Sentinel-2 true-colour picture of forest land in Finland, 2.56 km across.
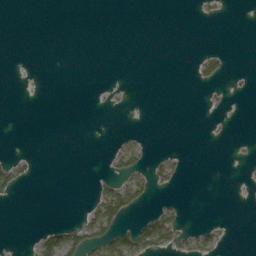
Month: May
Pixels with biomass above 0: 11%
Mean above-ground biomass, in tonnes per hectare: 10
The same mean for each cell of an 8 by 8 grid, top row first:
0 0 0 0 0 0 4 0
0 0 0 0 0 0 5 0
0 0 0 0 0 0 27 4
0 0 0 1 0 0 2 0
0 0 0 7 14 0 0 1
45 0 0 32 31 27 0 0
0 0 7 90 18 20 0 0
0 43 57 61 69 34 24 0
